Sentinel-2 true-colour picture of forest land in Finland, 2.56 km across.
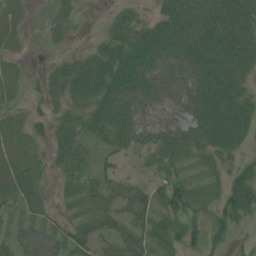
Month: July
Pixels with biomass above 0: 75%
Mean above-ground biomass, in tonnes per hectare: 28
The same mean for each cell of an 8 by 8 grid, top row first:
18 9 10 13 17 54 60 56
10 5 8 31 51 48 50 52
16 13 38 41 47 47 48 27
9 16 29 42 35 35 45 28
24 15 23 28 25 41 36 19
34 10 28 24 10 24 14 29
16 12 12 26 33 38 19 41
31 39 29 34 32 25 32 9
